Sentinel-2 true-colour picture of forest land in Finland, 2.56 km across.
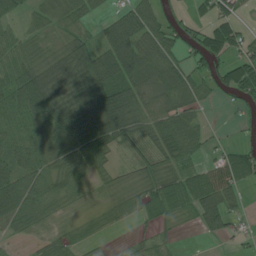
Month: July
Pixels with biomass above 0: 75%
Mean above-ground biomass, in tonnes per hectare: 51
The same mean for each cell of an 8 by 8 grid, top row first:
33 38 44 33 74 30 33 26
56 37 59 75 75 51 73 54
74 65 69 85 64 65 48 81
71 87 70 129 73 76 9 17
65 65 89 58 40 73 21 28
76 67 53 30 36 56 61 56
82 60 27 24 26 37 75 27
19 43 18 4 10 14 11 17
